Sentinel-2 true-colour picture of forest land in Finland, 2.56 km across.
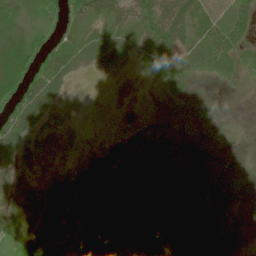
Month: June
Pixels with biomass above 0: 61%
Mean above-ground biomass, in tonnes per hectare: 24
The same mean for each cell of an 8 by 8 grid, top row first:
32 18 34 61 74 98 36 59
50 35 45 50 40 71 65 40
59 67 13 6 14 19 6 15
62 42 12 4 13 11 7 2
49 22 11 2 4 4 5 3
33 6 1 1 2 0 0 3
41 14 9 10 1 1 15 0
48 28 13 17 1 0 0 0
